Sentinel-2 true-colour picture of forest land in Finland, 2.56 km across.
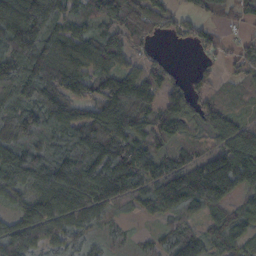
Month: October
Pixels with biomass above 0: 87%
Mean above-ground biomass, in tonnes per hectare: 90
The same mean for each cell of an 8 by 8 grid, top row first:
139 153 61 108 126 42 45 39
145 102 90 86 37 12 41 31
126 128 106 113 93 43 35 27
80 122 73 136 78 94 83 25
93 76 126 140 79 58 41 100
135 140 177 145 116 113 184 148
54 132 136 69 50 79 93 63
121 84 73 28 32 83 65 78
